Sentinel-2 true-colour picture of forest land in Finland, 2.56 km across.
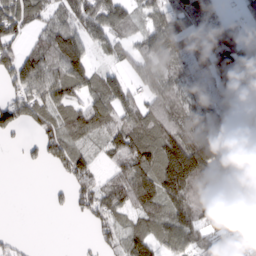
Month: March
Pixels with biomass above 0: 75%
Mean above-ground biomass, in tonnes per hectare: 82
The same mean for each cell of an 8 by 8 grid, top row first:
83 60 94 104 56 98 100 28
71 102 107 61 77 89 125 109
86 100 81 70 88 58 66 122
84 77 78 99 94 83 67 111
14 80 54 77 123 142 142 72
0 5 95 58 120 184 169 123
0 13 50 80 97 111 150 167
19 0 3 54 94 96 68 34
